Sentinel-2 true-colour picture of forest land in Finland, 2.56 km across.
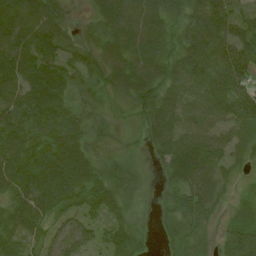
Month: July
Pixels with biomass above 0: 92%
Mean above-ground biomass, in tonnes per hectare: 65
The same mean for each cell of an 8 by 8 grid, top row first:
77 72 10 82 83 43 111 67
70 71 31 62 86 51 95 94
67 95 35 63 93 68 88 80
71 86 39 22 66 72 70 84
92 84 69 28 36 105 70 45
102 97 95 76 25 65 60 22
59 74 70 64 20 61 55 36
51 54 67 63 35 37 26 103
